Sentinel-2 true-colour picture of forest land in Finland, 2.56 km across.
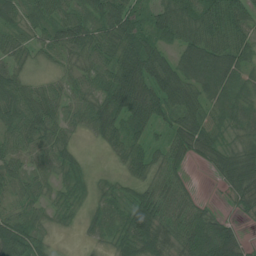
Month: July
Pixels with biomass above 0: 91%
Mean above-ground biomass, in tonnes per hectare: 54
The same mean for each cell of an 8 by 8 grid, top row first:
60 54 47 80 46 73 77 64
49 43 66 71 79 47 79 65
53 26 44 74 79 76 81 51
73 70 53 73 80 59 50 52
55 50 18 42 44 56 62 39
43 37 30 18 42 45 12 77
38 29 24 40 92 56 26 27
96 24 8 34 87 58 103 46
